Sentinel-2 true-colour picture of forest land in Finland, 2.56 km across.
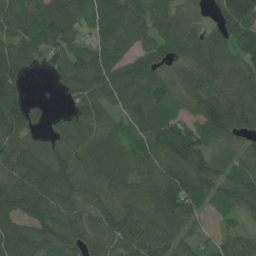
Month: July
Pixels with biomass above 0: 89%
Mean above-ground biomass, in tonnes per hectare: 84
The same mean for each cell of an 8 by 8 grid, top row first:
79 103 67 96 93 79 31 130
76 80 53 80 67 77 104 84
90 16 105 99 94 66 83 82
106 16 60 59 87 48 112 114
96 69 89 93 77 168 60 55
103 127 99 100 70 94 86 70
98 108 84 100 93 120 34 69
100 88 85 83 108 80 28 99
